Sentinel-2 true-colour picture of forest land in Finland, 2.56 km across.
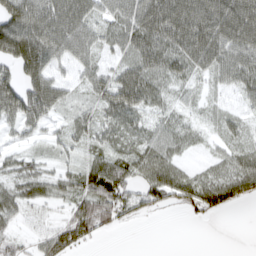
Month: March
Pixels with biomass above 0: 79%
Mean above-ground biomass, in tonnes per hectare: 46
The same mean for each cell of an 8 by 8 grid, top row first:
109 74 59 41 77 89 87 86
93 73 51 32 63 62 76 69
58 70 27 56 66 37 22 51
66 51 27 57 40 24 15 20
19 23 26 34 42 37 11 28
41 41 48 84 43 51 37 72
48 22 54 73 37 35 65 18
30 49 53 2 0 0 0 0
